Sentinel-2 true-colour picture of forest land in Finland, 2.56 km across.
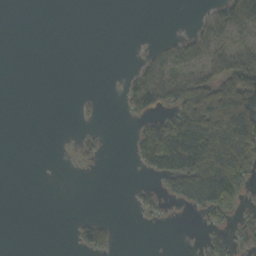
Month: October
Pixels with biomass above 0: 32%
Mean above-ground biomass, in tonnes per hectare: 35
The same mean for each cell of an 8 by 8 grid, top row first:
0 0 0 0 0 0 29 86
0 0 0 0 4 42 55 41
0 0 0 0 67 74 100 161
0 0 5 0 55 73 153 190
0 0 12 1 70 139 133 135
0 0 1 0 12 89 148 104
0 0 0 0 24 11 68 38
0 0 30 27 0 0 21 27
